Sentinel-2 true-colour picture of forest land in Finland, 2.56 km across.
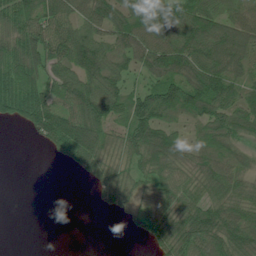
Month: July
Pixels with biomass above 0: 78%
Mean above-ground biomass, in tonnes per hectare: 74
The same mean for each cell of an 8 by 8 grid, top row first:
102 105 76 94 130 96 97 68
94 111 132 82 100 121 111 102
109 79 103 97 50 102 134 74
78 114 110 94 125 88 98 93
0 51 129 59 107 70 74 51
0 0 28 73 59 67 79 65
0 0 0 36 49 82 88 75
0 0 0 0 25 103 100 102
